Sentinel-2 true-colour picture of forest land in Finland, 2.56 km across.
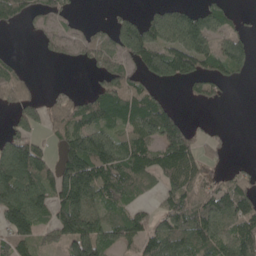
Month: May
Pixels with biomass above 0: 64%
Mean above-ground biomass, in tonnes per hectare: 75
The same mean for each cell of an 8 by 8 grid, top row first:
70 50 15 19 38 87 85 17
3 22 41 74 120 101 69 63
71 3 2 86 64 73 75 20
52 63 95 109 115 49 3 0
90 32 127 104 103 152 31 0
159 97 182 117 103 116 44 42
140 94 142 77 31 93 100 101
95 38 171 80 86 110 99 110
